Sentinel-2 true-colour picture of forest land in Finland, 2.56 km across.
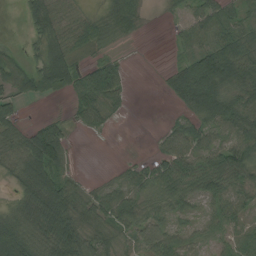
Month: August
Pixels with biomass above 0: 74%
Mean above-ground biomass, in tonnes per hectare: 53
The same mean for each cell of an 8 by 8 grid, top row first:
4 76 42 54 24 14 65 40
16 62 43 17 0 20 86 93
86 71 57 89 0 58 132 86
29 4 52 27 0 20 77 82
43 113 3 1 0 67 59 70
45 86 15 13 49 90 92 64
46 136 56 77 51 44 40 59
135 97 98 50 63 55 31 47
